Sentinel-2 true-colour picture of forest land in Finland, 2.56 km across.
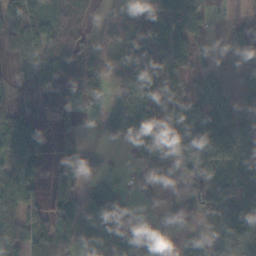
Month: November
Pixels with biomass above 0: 68%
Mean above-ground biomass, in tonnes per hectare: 49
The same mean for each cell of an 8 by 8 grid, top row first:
61 76 38 18 46 55 28 10
46 79 66 16 56 59 27 30
17 38 67 24 77 24 28 6
23 1 27 18 56 33 45 16
113 17 47 11 54 82 82 40
84 25 77 32 24 57 76 39
95 72 76 81 21 74 59 102
70 74 81 71 36 20 37 89
